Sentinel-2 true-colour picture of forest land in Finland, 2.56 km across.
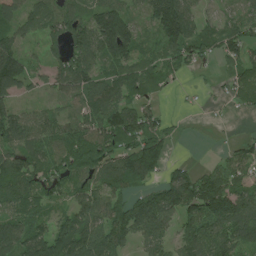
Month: July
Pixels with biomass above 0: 82%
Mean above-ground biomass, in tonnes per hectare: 83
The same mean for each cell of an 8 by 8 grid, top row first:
85 79 75 132 53 169 35 49
87 48 114 154 49 106 67 87
125 56 115 81 85 27 5 74
74 43 75 114 70 5 7 22
90 89 122 110 121 22 2 36
118 97 88 112 109 77 77 77
84 58 84 90 99 124 158 132
94 117 130 100 62 71 124 96
